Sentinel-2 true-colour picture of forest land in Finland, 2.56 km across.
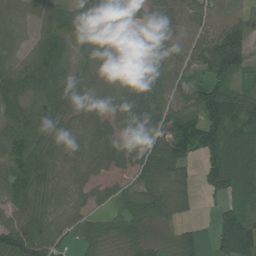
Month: July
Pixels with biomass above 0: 85%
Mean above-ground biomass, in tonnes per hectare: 61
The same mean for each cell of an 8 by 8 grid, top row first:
16 48 87 61 37 66 53 23
20 65 42 38 56 34 88 96
70 87 41 27 70 56 56 33
64 56 38 46 88 55 152 132
63 65 59 60 51 100 101 116
78 62 45 27 52 52 56 112
57 54 39 27 72 41 8 53
105 68 40 50 59 43 17 141
